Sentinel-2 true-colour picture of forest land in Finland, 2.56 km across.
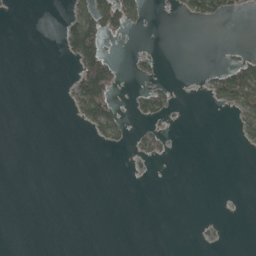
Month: April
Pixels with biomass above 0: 13%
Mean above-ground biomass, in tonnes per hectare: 9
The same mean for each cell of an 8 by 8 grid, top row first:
1 0 35 44 13 4 39 12
0 0 87 3 3 0 0 2
0 0 50 45 8 2 16 70
0 0 25 43 24 5 1 28
0 0 0 16 14 1 0 8
0 0 0 0 2 0 0 0
0 0 0 0 0 0 0 0
0 0 0 0 0 0 2 0
